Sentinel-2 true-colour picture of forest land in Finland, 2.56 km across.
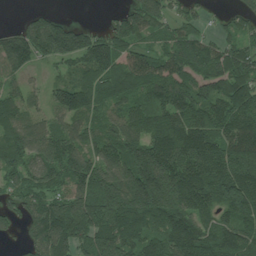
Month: July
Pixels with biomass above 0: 86%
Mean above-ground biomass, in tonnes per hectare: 138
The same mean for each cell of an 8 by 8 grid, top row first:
10 67 1 41 147 71 31 63
186 167 180 150 79 120 106 92
57 48 92 137 138 127 129 136
139 74 143 90 96 146 146 156
154 155 128 159 182 196 163 171
117 137 198 183 268 198 164 185
94 161 198 228 243 209 138 163
30 185 152 238 146 185 159 152
